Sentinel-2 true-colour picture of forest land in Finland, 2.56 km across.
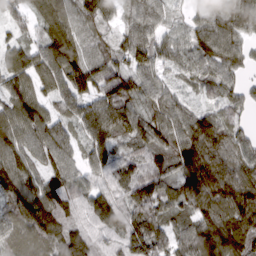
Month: March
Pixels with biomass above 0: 95%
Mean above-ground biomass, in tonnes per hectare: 88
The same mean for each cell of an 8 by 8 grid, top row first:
63 97 75 59 86 36 67 97
71 102 79 62 85 67 97 70
100 94 113 106 73 40 67 46
108 74 78 114 70 85 61 41
98 90 58 92 85 99 134 80
114 73 64 82 112 94 141 113
92 127 69 109 121 75 110 126
77 102 91 71 136 76 151 109
